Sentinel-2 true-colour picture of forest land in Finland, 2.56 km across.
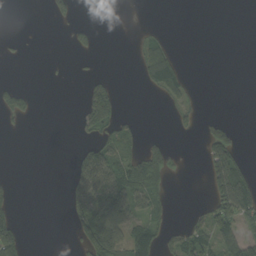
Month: September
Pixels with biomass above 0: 27%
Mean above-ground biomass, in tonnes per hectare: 33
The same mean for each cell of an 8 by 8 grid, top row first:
0 18 5 0 0 0 0 0
4 0 21 0 30 11 0 0
5 2 6 17 39 73 0 0
37 0 36 77 1 16 2 0
0 0 23 65 51 8 66 20
3 0 71 84 136 9 60 80
20 0 80 160 67 4 49 97
68 0 46 142 98 52 78 69
